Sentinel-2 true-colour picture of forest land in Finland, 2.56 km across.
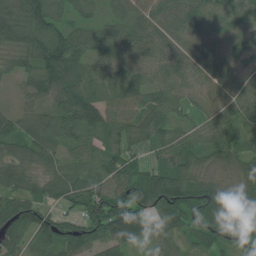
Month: July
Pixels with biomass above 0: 94%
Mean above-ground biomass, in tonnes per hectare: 78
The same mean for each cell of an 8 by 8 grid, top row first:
94 106 46 48 76 78 75 70
74 137 87 83 71 63 67 57
42 110 102 83 74 65 87 57
54 75 117 69 89 65 73 72
71 87 75 61 46 92 86 77
64 56 75 81 67 95 38 63
99 57 72 131 91 103 90 77
83 88 98 98 71 49 73 90
